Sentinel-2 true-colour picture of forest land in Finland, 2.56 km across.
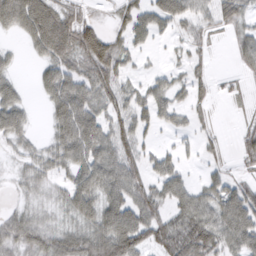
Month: March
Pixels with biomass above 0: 75%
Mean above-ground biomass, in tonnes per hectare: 45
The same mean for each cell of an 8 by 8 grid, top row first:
80 94 35 21 47 58 53 47
10 74 78 43 19 13 19 35
27 45 57 50 22 25 23 12
57 25 77 52 42 34 15 7
32 27 78 68 34 16 18 24
23 35 58 70 42 42 24 23
20 25 61 63 64 47 59 78
53 53 66 96 67 80 79 62
